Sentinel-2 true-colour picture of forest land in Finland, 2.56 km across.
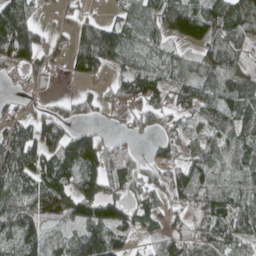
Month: April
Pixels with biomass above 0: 77%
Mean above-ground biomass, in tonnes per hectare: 62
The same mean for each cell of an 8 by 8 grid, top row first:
111 6 31 21 63 103 106 118
115 34 87 118 59 28 72 60
10 20 31 31 73 48 70 64
27 40 29 20 55 45 65 73
89 81 79 37 10 41 54 62
83 97 72 82 46 64 50 48
75 97 92 89 59 36 72 74
70 72 84 80 18 62 79 61
